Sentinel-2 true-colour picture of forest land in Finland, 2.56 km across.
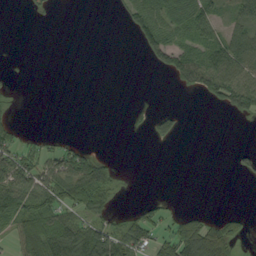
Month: September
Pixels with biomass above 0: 37%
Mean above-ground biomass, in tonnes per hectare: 31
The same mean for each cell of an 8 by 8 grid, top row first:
0 5 0 2 67 64 66 45
0 0 0 0 37 66 65 89
1 0 0 0 0 21 60 52
5 0 0 0 3 19 1 30
38 14 18 0 0 9 0 3
82 63 106 30 0 0 0 10
76 66 57 24 30 10 6 5
44 98 102 86 53 84 106 33
